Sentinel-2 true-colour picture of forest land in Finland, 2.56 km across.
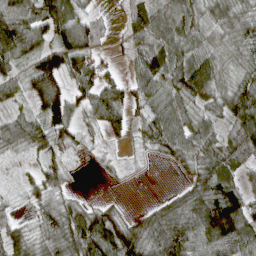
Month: April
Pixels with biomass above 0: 81%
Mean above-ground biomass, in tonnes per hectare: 66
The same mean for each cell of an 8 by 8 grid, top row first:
111 103 63 13 74 89 58 68
98 69 107 17 68 75 61 71
56 96 72 48 68 76 102 67
38 89 52 86 48 75 47 92
67 70 29 18 33 85 84 70
6 56 3 10 4 7 88 44
16 58 60 36 20 67 139 111
64 70 110 120 103 128 101 106
